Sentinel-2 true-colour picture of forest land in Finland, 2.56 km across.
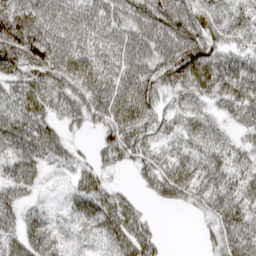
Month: March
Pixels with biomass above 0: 85%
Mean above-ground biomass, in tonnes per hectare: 50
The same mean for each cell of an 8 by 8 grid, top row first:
104 84 66 31 56 92 67 54
100 97 72 30 37 61 72 37
46 57 66 57 58 51 70 66
55 46 45 58 51 37 29 47
58 51 13 60 48 37 44 29
46 16 35 23 39 63 53 53
41 17 43 62 18 19 36 56
46 56 35 52 59 0 19 63
